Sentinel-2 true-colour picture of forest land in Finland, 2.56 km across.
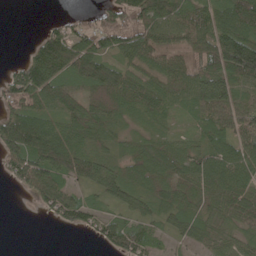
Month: May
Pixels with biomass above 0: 80%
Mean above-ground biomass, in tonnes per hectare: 77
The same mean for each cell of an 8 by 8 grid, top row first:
0 3 20 81 133 109 99 144
0 133 113 76 98 65 102 156
79 141 119 142 67 76 119 108
84 73 85 90 65 42 83 78
134 146 63 43 52 49 74 91
61 118 91 77 83 87 119 99
0 59 87 41 49 75 60 110
0 0 3 79 83 36 48 50
